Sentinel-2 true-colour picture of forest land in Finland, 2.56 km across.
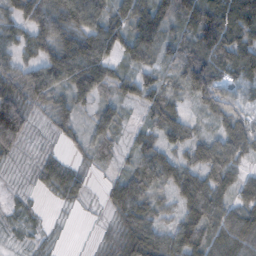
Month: November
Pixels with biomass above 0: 87%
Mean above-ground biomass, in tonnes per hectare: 49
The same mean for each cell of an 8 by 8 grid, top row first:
45 69 81 58 90 73 94 93
43 52 87 64 72 53 101 83
66 76 74 43 38 35 101 46
97 26 27 31 23 48 29 33
44 8 22 25 36 41 47 62
5 38 27 18 61 57 57 40
12 5 8 32 55 34 79 63
7 11 1 26 73 61 63 79
